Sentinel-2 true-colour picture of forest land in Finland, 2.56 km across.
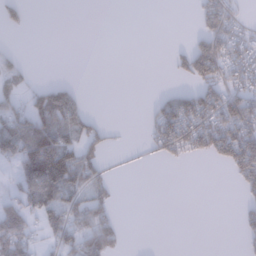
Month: January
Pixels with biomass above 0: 37%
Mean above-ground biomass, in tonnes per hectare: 37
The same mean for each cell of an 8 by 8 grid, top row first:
28 0 0 0 0 0 52 20
9 0 0 0 0 11 78 55
38 9 2 0 0 11 62 48
61 93 56 0 7 97 82 79
110 115 68 13 11 79 78 117
40 163 77 14 0 0 0 64
74 87 65 30 0 0 0 18
82 28 64 48 0 0 0 13
